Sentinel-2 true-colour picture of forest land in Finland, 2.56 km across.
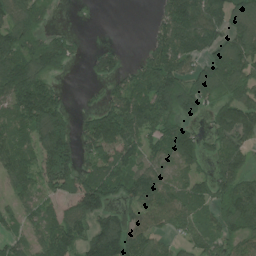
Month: July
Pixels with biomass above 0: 73%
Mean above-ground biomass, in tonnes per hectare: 106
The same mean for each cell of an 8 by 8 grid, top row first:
108 51 0 0 2 142 139 119
128 169 32 39 40 141 113 157
173 88 3 84 132 137 142 152
118 200 33 127 143 128 74 180
82 192 95 149 101 140 70 101
92 141 139 125 116 87 90 124
58 65 120 82 129 124 92 162
57 121 106 196 121 55 92 97
